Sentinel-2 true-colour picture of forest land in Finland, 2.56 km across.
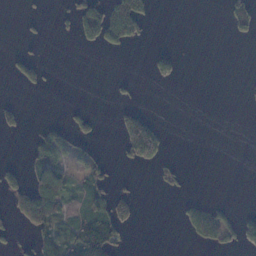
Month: November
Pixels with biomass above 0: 22%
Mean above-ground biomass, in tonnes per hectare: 21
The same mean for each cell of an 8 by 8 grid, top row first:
1 6 57 82 43 0 0 48
5 0 10 24 4 8 0 0
21 11 0 5 3 21 0 1
26 0 14 7 26 0 0 0
0 56 26 1 139 0 0 0
31 63 39 25 0 11 0 0
34 81 29 73 1 6 36 6
16 43 81 66 0 0 31 32
